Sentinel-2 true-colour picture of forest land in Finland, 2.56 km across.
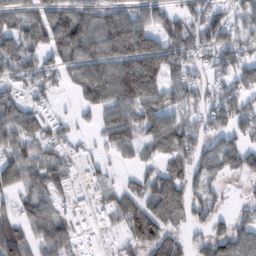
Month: February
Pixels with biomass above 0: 71%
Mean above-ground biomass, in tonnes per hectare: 76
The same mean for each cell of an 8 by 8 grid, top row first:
60 109 105 94 73 60 83 62
95 102 150 142 161 98 86 79
57 51 114 126 200 55 42 74
94 37 36 94 109 66 65 69
99 65 22 81 82 106 62 64
102 75 18 23 56 83 64 47
46 51 20 70 95 96 50 17
100 92 38 11 99 67 60 63
